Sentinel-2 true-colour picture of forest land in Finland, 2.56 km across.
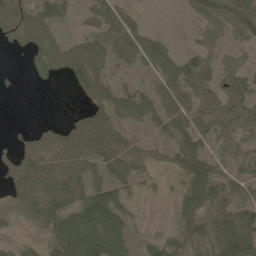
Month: May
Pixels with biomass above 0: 75%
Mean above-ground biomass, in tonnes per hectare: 50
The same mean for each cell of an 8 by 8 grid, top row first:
78 58 19 57 13 5 69 97
24 57 54 54 60 22 39 24
4 18 60 37 13 70 49 50
0 0 20 66 56 68 57 72
15 26 70 105 38 69 40 41
35 60 56 57 31 40 108 41
39 69 81 86 7 32 81 89
17 35 123 86 18 51 75 123
